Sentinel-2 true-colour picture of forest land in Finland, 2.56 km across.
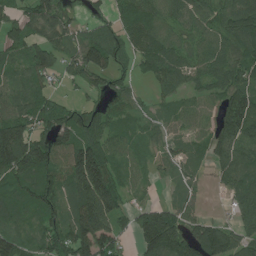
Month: July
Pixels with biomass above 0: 85%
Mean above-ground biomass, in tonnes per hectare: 83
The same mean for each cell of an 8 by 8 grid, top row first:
55 107 25 56 85 67 71 113
68 101 94 98 78 68 75 69
58 45 50 73 30 75 67 84
91 96 71 54 30 49 56 188
183 124 140 74 33 37 67 130
125 99 166 107 30 25 24 103
83 92 122 129 56 64 12 71
84 73 153 107 111 138 147 77
